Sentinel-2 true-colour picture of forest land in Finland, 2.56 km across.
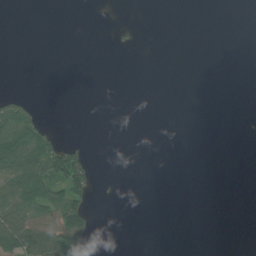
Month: July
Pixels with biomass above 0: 16%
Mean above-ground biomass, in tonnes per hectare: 16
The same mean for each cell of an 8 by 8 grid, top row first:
0 0 0 0 0 0 0 0
0 0 0 5 1 0 0 0
0 0 0 0 0 0 0 0
58 1 0 0 0 0 0 0
98 57 17 0 0 0 0 0
66 86 86 0 0 0 0 0
69 73 60 0 0 0 0 0
109 114 91 0 0 0 0 0
